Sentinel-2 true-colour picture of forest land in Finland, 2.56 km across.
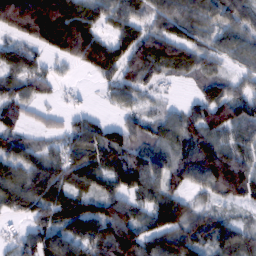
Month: February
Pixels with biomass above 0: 84%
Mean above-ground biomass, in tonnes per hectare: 77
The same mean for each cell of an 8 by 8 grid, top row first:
149 194 103 72 63 96 48 72
56 71 159 100 112 94 54 76
71 58 6 54 73 23 51 43
61 29 26 21 39 37 92 78
61 39 95 107 63 73 94 63
75 106 89 98 109 74 126 124
48 92 93 100 55 92 38 33
36 112 92 121 101 93 69 63
